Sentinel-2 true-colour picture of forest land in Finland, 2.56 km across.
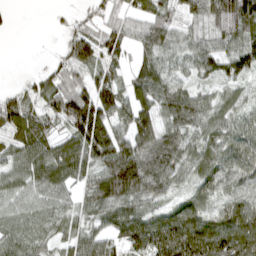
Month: April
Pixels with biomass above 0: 85%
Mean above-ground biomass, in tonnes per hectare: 69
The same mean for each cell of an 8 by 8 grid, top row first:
4 7 31 58 74 55 75 106
0 3 122 96 63 52 53 78
6 72 82 65 68 47 46 51
117 71 187 89 77 88 54 44
67 61 120 129 92 77 51 62
49 74 59 131 113 53 59 63
28 30 41 87 59 60 58 94
46 39 40 49 113 156 123 119
